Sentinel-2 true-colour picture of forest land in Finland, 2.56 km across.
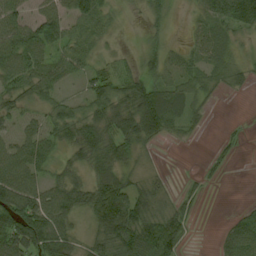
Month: August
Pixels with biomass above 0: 71%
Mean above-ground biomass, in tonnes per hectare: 45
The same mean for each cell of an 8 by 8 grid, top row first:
52 59 77 26 23 7 50 102
83 56 56 8 23 27 49 14
61 58 29 53 51 43 34 22
40 42 36 58 82 61 12 0
54 50 65 66 30 5 3 8
83 31 25 61 17 2 12 0
118 91 48 113 46 26 1 9
105 98 26 73 79 65 0 68
